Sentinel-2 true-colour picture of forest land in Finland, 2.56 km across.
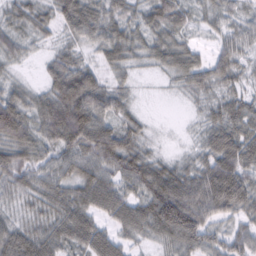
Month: February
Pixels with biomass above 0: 92%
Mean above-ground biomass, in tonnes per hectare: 57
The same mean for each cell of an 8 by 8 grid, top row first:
46 44 100 61 50 64 36 38
39 20 35 63 45 64 25 45
25 43 96 34 8 33 59 39
85 81 108 57 13 1 34 57
85 58 86 92 43 6 50 78
63 54 73 61 84 68 82 82
30 55 68 69 74 132 81 69
74 64 60 51 32 73 60 59
